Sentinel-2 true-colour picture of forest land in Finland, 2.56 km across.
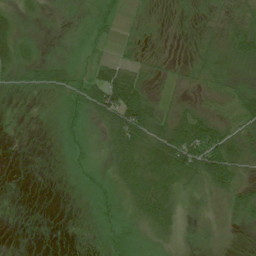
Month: July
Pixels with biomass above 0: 68%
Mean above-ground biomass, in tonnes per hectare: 20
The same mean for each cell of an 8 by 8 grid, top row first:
18 4 3 19 6 6 10 14
29 3 7 7 6 1 12 32
12 25 25 61 21 4 14 10
1 4 30 84 67 18 17 28
0 1 17 32 48 68 87 27
0 0 9 18 49 47 60 23
0 0 1 20 39 26 12 30
0 0 0 20 14 13 7 4
